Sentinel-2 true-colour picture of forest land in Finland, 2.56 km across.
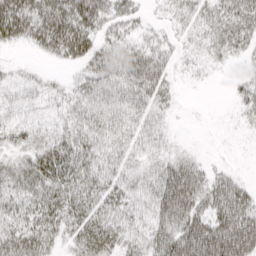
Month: April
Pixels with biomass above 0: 78%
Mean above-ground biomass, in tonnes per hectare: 39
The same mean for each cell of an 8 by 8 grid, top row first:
69 57 71 50 16 18 29 41
17 37 57 38 32 18 23 27
20 13 25 56 62 15 6 13
38 27 42 69 53 10 1 15
37 50 47 51 36 11 1 2
37 46 41 39 39 76 35 13
32 46 39 43 36 81 56 67
46 36 39 44 42 70 84 90
